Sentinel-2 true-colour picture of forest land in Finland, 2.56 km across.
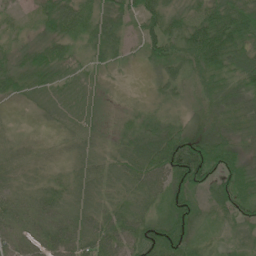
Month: June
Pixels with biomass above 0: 96%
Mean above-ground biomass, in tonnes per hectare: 47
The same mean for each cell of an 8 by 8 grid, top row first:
13 55 70 57 59 50 67 86
29 49 26 51 43 40 112 74
52 39 22 12 7 39 43 54
12 17 24 15 27 25 33 55
32 21 36 28 73 84 68 32
35 25 41 45 69 75 65 60
51 62 56 53 51 61 26 55
46 67 63 65 60 71 19 25
